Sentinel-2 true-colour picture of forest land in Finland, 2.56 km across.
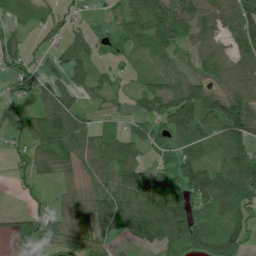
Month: July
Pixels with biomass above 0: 76%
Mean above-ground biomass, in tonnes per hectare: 61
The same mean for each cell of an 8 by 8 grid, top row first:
50 40 13 24 95 103 71 100
49 34 67 30 69 68 38 67
60 40 52 30 36 50 61 80
28 67 42 24 39 109 97 132
20 85 74 69 46 62 55 89
21 35 38 58 63 88 99 109
6 27 63 97 80 102 73 81
60 48 49 44 72 93 90 71
